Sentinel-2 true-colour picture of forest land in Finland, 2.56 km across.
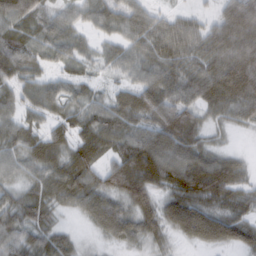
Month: February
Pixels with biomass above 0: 86%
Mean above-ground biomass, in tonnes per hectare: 60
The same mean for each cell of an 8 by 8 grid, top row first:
75 40 40 60 60 37 28 114
80 50 41 38 63 75 79 102
54 35 36 22 61 75 89 120
47 40 51 69 77 94 45 59
61 74 66 56 80 80 37 2
36 59 88 82 102 77 103 50
62 53 44 69 67 76 57 43
64 51 14 34 43 21 63 57
